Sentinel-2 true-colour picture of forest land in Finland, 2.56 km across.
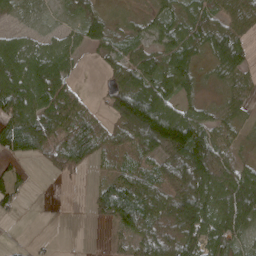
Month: April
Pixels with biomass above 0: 76%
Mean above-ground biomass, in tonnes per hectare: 57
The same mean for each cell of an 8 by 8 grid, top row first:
29 16 38 14 28 48 55 64
72 51 37 41 51 84 58 71
96 100 13 36 72 80 10 42
91 101 72 66 124 79 28 34
101 68 96 50 83 69 102 26
41 14 17 41 67 102 108 69
34 0 1 106 97 94 62 101
5 4 0 16 85 91 72 44
